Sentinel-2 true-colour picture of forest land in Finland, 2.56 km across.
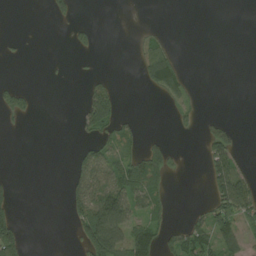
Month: August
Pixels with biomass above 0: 27%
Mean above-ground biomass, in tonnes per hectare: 33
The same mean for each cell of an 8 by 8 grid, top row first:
0 18 5 0 0 0 0 0
4 0 21 0 30 11 0 0
5 2 6 17 39 73 0 0
37 0 36 77 1 16 2 0
0 0 23 65 51 8 66 20
3 0 71 84 136 9 60 80
20 0 80 160 67 4 49 97
68 0 46 142 98 52 78 69
